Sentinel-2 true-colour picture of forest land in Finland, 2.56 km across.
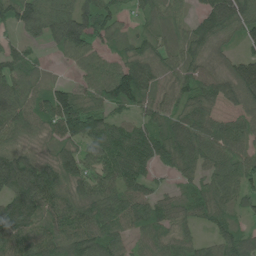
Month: June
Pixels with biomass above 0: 89%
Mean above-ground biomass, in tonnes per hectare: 81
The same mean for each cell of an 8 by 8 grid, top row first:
88 104 115 66 37 42 101 119
43 29 95 46 56 67 74 34
77 38 54 121 107 70 79 134
90 94 146 55 62 76 76 54
54 41 92 117 94 112 93 64
160 112 97 93 63 41 67 87
128 99 86 87 83 63 87 53
107 96 111 78 62 64 48 86
